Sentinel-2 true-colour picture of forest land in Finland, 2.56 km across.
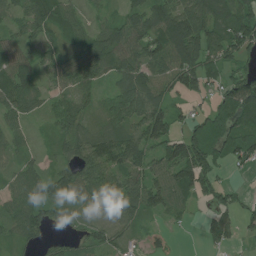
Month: July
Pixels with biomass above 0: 84%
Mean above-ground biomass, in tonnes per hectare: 61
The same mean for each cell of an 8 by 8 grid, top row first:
46 85 42 31 75 106 108 104
56 43 51 80 90 112 92 84
75 41 65 47 87 84 79 62
64 32 53 70 95 47 44 97
40 20 74 96 88 90 101 77
48 52 71 64 69 90 68 6
65 57 26 49 79 49 26 40
39 25 28 34 24 6 38 24
